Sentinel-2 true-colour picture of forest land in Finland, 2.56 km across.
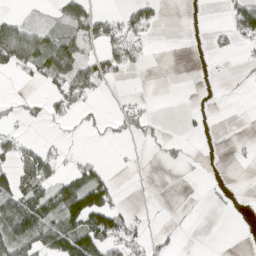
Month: April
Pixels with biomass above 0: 31%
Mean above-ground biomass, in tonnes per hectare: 26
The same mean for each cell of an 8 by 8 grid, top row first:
15 4 52 22 54 0 2 63
91 53 29 49 19 0 6 14
8 41 60 25 0 0 1 5
14 23 23 7 19 0 5 0
43 14 3 5 8 13 0 5
68 56 56 18 0 0 1 0
69 71 131 70 3 2 1 0
68 55 115 71 24 8 0 0
